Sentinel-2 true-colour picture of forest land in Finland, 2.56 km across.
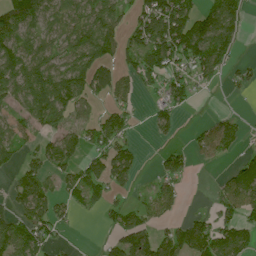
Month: July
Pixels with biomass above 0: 59%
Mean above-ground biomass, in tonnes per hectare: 62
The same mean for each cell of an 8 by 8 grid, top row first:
114 70 73 82 90 141 97 69
68 63 109 64 99 133 137 30
92 107 97 68 57 62 40 26
48 121 39 60 8 45 7 10
55 48 73 78 5 14 60 38
37 57 72 99 10 55 1 74
60 72 35 33 44 27 12 73
108 51 1 37 75 79 112 70
